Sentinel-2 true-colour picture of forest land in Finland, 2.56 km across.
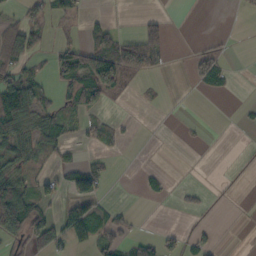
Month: October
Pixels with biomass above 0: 33%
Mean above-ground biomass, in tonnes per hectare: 23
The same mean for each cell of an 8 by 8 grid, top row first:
14 26 21 3 0 0 0 4
73 17 36 50 51 0 10 0
60 15 54 72 9 0 44 0
85 32 29 3 0 0 0 5
59 45 11 13 0 0 1 0
41 20 66 13 14 0 0 2
153 30 46 17 0 3 4 0
43 63 28 32 31 22 17 0
